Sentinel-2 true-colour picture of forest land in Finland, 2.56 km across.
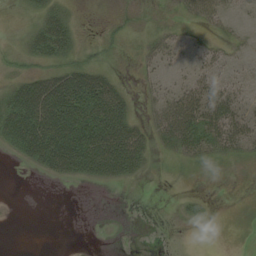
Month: August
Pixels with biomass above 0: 45%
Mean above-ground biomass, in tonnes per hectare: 19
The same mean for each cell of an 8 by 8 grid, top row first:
1 21 3 5 6 10 32 7
4 34 12 6 8 12 15 5
16 44 56 24 6 7 28 12
48 83 68 65 7 45 47 28
30 72 71 74 31 28 33 28
0 13 26 27 7 1 2 1
0 0 0 0 0 2 5 0
0 0 1 0 0 0 0 0
